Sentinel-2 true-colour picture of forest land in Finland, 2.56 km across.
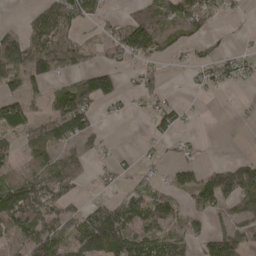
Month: April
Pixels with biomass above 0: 57%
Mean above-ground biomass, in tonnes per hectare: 55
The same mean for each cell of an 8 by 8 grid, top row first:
1 88 87 16 75 75 56 14
112 89 55 47 102 38 25 11
64 69 78 70 32 1 35 29
73 48 139 11 13 33 0 2
31 83 56 5 9 18 1 0
46 69 45 23 23 50 59 122
117 70 31 71 89 46 57 58
50 116 125 134 99 69 62 70
